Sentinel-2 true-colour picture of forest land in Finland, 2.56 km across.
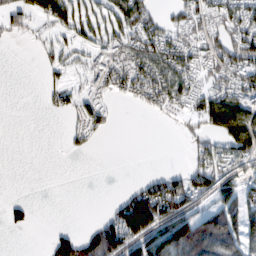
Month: February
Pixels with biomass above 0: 48%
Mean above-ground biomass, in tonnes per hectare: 55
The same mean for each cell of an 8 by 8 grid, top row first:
55 63 64 65 78 41 77 89
2 25 38 58 90 84 75 119
0 18 15 77 99 94 52 67
0 13 49 27 18 42 113 125
0 0 24 1 0 1 43 102
0 0 0 0 17 51 89 57
34 0 0 33 182 114 58 97
0 27 98 155 114 138 163 110
